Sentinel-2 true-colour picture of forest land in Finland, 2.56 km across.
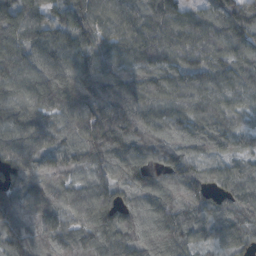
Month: October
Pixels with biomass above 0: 97%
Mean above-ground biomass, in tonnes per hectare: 98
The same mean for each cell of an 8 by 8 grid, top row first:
115 78 100 91 91 87 98 161
98 92 96 90 99 101 108 92
103 92 114 108 92 86 92 89
106 99 111 131 109 88 109 59
130 92 97 133 102 83 100 53
100 102 57 92 84 115 79 83
114 97 107 117 101 108 77 102
91 94 97 132 127 116 60 75
